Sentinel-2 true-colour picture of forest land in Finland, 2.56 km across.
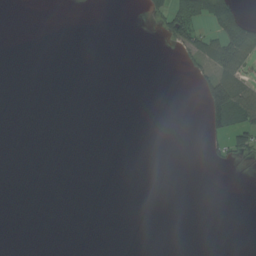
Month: August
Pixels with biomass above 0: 10%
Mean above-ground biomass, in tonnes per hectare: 12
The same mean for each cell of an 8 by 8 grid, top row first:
0 0 0 0 14 95 91 60
0 0 0 0 0 24 46 90
0 0 0 0 0 0 52 46
0 0 0 0 0 0 73 93
0 0 0 0 0 0 21 48
0 0 0 0 0 0 0 0
0 0 0 0 0 0 0 0
0 0 0 0 0 0 0 0
